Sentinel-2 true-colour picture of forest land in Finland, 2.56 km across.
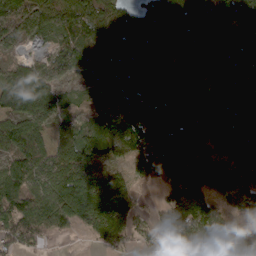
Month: March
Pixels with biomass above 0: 86%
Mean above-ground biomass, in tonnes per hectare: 94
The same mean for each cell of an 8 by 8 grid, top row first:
70 72 110 123 83 96 72 89
23 35 88 131 107 101 89 114
114 76 47 97 134 108 59 106
101 89 25 80 156 148 80 105
112 89 98 122 158 169 35 145
116 99 132 69 85 135 92 91
101 119 166 140 29 141 98 47
97 43 9 74 42 78 108 55
